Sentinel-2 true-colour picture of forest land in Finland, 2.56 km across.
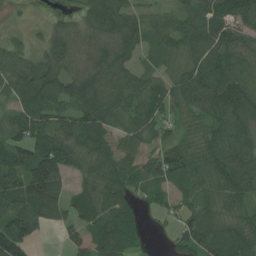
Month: July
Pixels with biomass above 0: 89%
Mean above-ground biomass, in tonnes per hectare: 76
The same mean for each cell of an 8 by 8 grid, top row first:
12 12 43 113 55 58 85 81
48 55 63 85 43 76 112 88
81 104 89 99 55 81 108 109
53 90 102 104 83 56 81 118
88 113 99 66 56 66 88 109
96 138 59 93 48 65 82 111
100 95 64 93 30 35 81 65
118 6 39 91 19 44 86 75
